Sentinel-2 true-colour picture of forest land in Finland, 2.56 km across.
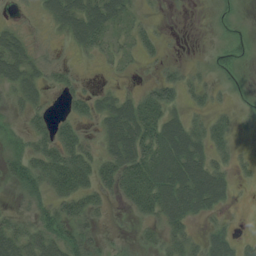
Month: August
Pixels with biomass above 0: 60%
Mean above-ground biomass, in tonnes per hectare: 31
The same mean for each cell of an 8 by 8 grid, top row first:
8 28 60 45 15 1 3 7
46 16 28 21 23 2 4 17
47 25 15 5 10 33 17 9
20 21 29 44 57 27 25 10
26 42 53 43 66 66 42 9
40 56 61 45 69 66 58 12
13 38 44 11 42 59 34 2
50 49 45 11 18 37 31 17
